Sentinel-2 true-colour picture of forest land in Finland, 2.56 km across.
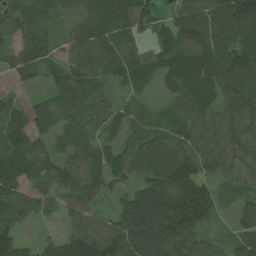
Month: June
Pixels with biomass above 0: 92%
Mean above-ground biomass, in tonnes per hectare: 87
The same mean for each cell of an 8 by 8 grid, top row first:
89 80 62 119 93 72 98 151
71 90 96 113 49 147 111 105
26 40 109 57 51 91 104 124
71 74 70 43 50 50 71 102
107 53 96 57 88 86 82 72
106 86 101 63 79 150 71 43
115 54 80 44 162 148 100 50
98 46 126 131 142 122 58 77
